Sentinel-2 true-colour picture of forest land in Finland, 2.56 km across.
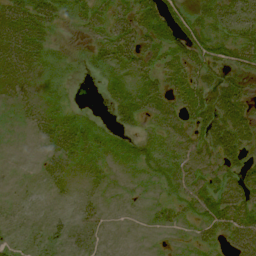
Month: August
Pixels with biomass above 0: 69%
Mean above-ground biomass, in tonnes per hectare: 24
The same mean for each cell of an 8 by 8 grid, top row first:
47 40 23 24 36 35 34 30
47 21 6 38 32 41 41 45
29 9 4 17 23 27 36 35
8 16 10 17 27 38 53 51
0 17 27 16 22 35 51 52
1 15 7 5 10 28 41 45
5 4 8 1 3 21 50 55
8 13 12 1 0 2 17 41
